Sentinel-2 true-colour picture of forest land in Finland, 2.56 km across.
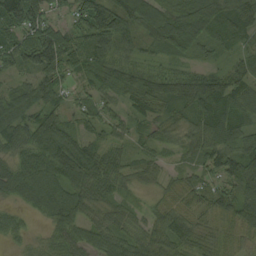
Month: August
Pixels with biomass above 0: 93%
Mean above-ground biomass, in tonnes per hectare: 71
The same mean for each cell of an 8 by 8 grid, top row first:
126 57 69 131 109 110 138 95
88 114 83 86 48 87 55 45
34 66 45 70 58 77 76 69
67 72 46 41 66 67 100 77
67 127 93 47 39 43 85 72
87 101 99 65 39 32 50 88
34 81 84 48 28 58 59 83
33 51 68 75 66 84 59 38
